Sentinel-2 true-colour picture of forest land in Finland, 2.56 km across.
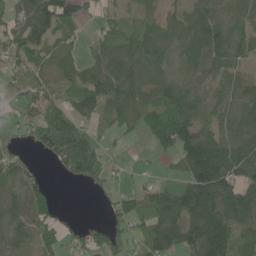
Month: June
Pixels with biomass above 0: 74%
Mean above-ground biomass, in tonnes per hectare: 62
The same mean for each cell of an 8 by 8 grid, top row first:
60 116 43 24 29 42 61 46
72 65 33 97 83 60 101 54
27 46 62 112 74 53 37 57
13 46 51 72 66 89 52 76
16 62 83 14 10 109 139 97
53 17 43 17 12 27 169 82
73 69 0 29 51 101 127 135
67 57 26 36 55 98 133 63
